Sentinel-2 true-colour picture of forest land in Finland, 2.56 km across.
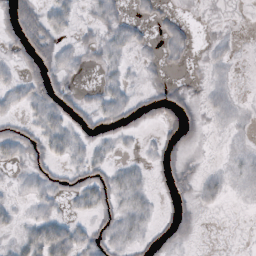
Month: October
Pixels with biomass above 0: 48%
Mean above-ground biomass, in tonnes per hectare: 10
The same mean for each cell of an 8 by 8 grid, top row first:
28 17 5 13 6 5 1 0
17 25 10 13 5 12 4 2
8 25 5 9 4 3 5 1
7 19 17 19 15 19 7 5
19 17 11 10 4 14 1 4
4 13 14 14 7 16 6 9
5 7 9 14 11 10 4 1
7 29 16 16 11 11 0 0
